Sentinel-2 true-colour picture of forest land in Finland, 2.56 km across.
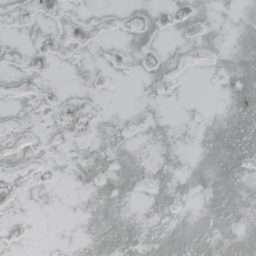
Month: March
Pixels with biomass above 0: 12%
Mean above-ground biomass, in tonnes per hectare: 2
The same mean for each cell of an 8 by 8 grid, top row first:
5 10 4 3 5 11 1 0
6 11 8 5 5 1 3 0
6 5 0 2 1 3 1 0
2 6 14 0 3 0 0 0
4 5 3 0 0 0 0 0
7 3 0 0 1 0 0 1
5 0 0 0 0 1 0 0
5 0 0 0 0 0 0 0
